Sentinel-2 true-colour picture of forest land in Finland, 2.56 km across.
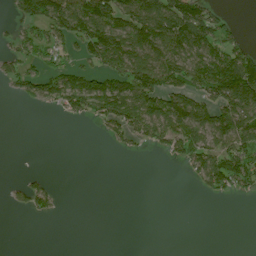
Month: July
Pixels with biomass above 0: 44%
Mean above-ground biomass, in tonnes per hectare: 54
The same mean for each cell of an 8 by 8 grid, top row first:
29 96 118 105 129 149 86 4
42 74 47 121 130 113 103 61
49 64 63 76 118 87 143 188
0 13 72 107 109 127 98 138
0 0 0 21 39 74 87 113
2 12 0 0 0 1 97 103
18 28 0 0 0 0 0 0
0 0 0 0 0 0 0 0
